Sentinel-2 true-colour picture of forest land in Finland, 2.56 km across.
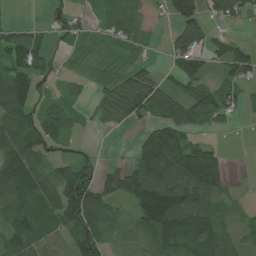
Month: July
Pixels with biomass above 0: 70%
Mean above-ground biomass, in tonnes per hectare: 76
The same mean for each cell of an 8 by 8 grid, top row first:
2 18 24 57 37 87 56 60
90 41 17 23 23 73 66 52
116 35 24 37 87 56 57 71
106 76 26 81 102 105 90 37
128 79 21 1 111 145 46 0
161 77 127 56 151 139 174 1
110 98 170 71 145 186 103 21
106 71 129 41 66 115 96 65
